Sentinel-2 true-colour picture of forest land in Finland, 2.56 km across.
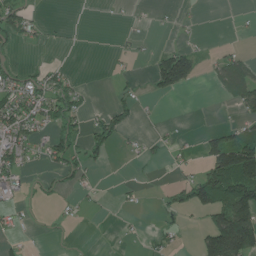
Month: June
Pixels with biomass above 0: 32%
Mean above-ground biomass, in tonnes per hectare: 33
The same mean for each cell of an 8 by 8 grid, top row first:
62 3 0 2 3 8 1 4
23 11 1 4 5 39 7 12
49 50 15 5 8 132 15 105
76 67 36 37 5 0 0 31
70 45 38 37 18 12 57 119
29 15 28 0 2 9 98 150
21 3 12 3 5 28 85 135
15 2 1 0 9 15 86 167
